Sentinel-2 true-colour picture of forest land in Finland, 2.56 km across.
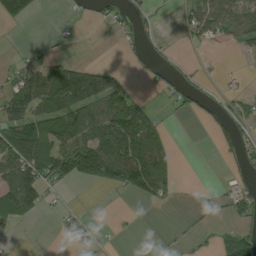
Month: August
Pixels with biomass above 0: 42%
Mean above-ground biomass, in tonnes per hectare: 48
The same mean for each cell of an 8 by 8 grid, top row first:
54 0 11 30 29 13 98 80
3 14 2 1 37 15 32 35
58 113 120 59 15 34 12 8
87 92 95 107 57 17 40 37
137 95 106 114 125 11 3 48
158 86 85 108 147 37 0 33
105 23 13 4 10 8 13 58
8 0 19 8 1 7 9 70
